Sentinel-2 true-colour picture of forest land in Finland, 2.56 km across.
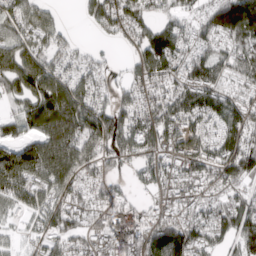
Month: April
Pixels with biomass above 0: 83%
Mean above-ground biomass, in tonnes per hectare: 114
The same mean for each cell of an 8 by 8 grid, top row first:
108 75 23 160 112 91 119 231
141 97 43 26 142 135 102 119
139 134 103 47 102 118 164 96
76 143 159 138 119 151 137 124
103 130 160 136 136 114 117 153
166 138 121 71 74 109 106 150
79 114 105 94 48 81 100 130
39 77 100 116 146 178 113 107
